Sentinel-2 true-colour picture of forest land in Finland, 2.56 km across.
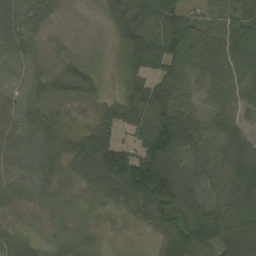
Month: September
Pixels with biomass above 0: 90%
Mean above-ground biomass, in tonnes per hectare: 53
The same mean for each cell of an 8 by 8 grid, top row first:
43 33 7 38 82 79 26 56
38 21 16 18 105 100 62 85
18 46 73 8 63 72 49 74
31 35 6 43 98 94 34 38
38 42 51 78 82 116 48 62
36 32 35 98 130 74 50 75
20 16 15 28 82 91 68 73
37 20 28 3 4 82 91 89
